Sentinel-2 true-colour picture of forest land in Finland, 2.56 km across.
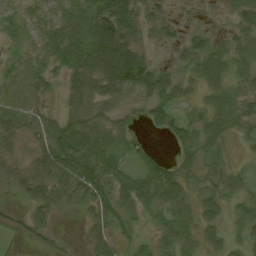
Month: August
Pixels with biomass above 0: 82%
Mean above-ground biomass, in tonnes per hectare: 32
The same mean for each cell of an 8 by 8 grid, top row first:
21 28 55 81 23 7 4 31
17 40 63 94 21 13 33 23
40 28 38 65 55 28 39 21
49 24 32 20 24 30 29 23
11 51 69 36 17 28 27 7
23 40 73 50 43 37 25 20
11 33 18 43 29 53 29 21
7 11 8 45 15 52 29 20
